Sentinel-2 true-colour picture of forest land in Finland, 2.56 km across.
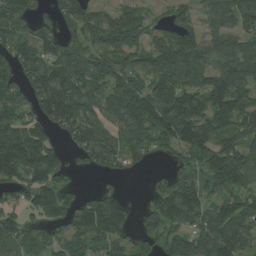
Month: August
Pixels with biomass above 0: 81%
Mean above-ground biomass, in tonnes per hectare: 99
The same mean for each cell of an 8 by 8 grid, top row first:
109 53 124 67 62 70 67 124
90 93 86 108 84 143 99 93
93 130 113 108 99 143 108 115
112 114 103 96 170 174 139 114
233 121 89 82 90 107 124 97
107 147 11 33 6 60 89 118
66 119 91 91 39 143 74 93
94 62 85 84 68 96 93 123
